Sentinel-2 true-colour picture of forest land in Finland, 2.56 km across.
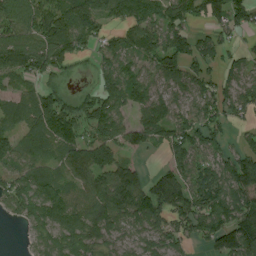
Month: August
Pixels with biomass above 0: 81%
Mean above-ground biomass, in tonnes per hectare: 95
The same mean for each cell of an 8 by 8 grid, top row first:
186 123 153 102 116 121 81 82
178 165 78 93 107 115 72 30
65 54 7 99 81 66 60 66
135 165 76 140 97 98 94 74
87 134 122 115 72 104 91 40
92 81 91 100 52 93 96 129
67 126 92 120 116 108 114 114
1 62 110 48 54 73 71 148
